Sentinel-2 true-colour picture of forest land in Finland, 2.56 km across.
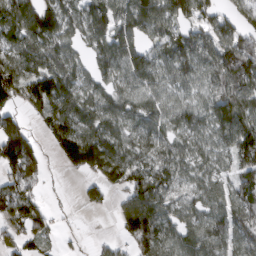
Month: March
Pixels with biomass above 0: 80%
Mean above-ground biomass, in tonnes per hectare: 92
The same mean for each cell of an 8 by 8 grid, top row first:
137 120 93 102 143 99 86 74
104 103 54 116 89 90 85 139
140 156 82 76 92 76 73 117
75 107 121 87 85 81 86 137
180 32 174 111 81 75 74 150
103 24 47 102 106 85 76 81
121 45 16 29 154 75 93 118
51 33 9 20 133 77 94 90
